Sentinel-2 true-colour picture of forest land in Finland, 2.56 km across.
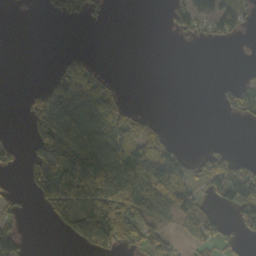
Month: October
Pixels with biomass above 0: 40%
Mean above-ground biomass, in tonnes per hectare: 43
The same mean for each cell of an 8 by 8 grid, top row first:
0 10 37 4 0 21 20 52
0 0 4 0 0 2 5 0
0 31 103 14 0 0 0 15
2 211 89 55 29 0 0 35
36 121 72 78 88 24 4 0
6 135 119 105 106 122 66 82
23 41 74 82 81 85 24 67
74 0 50 70 60 24 49 19
